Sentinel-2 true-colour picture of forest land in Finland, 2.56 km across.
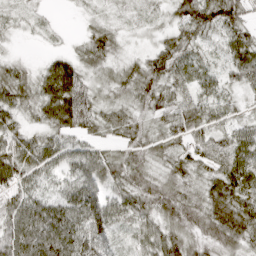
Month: April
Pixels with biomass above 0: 91%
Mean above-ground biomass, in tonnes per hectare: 52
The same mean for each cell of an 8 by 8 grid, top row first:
20 10 9 19 22 40 78 54
5 12 28 38 16 65 31 65
52 72 52 38 67 58 37 42
48 70 79 38 39 61 49 23
53 51 49 33 53 45 62 66
71 43 76 61 51 51 51 79
72 85 88 64 52 68 65 83
103 109 78 44 47 56 47 57
